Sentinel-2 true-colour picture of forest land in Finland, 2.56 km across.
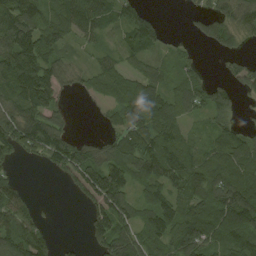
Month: August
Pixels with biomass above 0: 73%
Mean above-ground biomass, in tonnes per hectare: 67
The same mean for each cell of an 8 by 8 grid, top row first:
116 71 102 50 65 0 48 85
134 82 25 25 64 26 16 29
150 102 26 66 65 43 45 59
84 79 2 30 100 61 65 32
90 107 66 55 93 77 36 76
28 7 89 112 74 83 81 86
86 5 11 132 73 75 76 130
98 46 10 116 77 80 86 89
